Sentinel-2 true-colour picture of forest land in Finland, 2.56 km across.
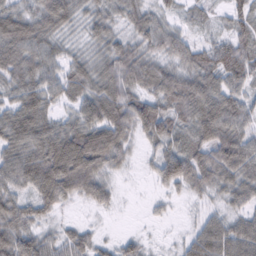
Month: February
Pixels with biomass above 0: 90%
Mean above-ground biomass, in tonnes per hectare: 67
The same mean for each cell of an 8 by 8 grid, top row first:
76 86 47 52 63 28 26 60
95 64 34 67 61 74 55 77
70 64 71 89 78 84 77 68
69 52 61 101 96 67 99 76
83 97 131 116 34 62 89 84
82 119 133 42 11 100 82 83
77 56 14 25 6 11 33 50
102 56 57 22 25 15 101 92
